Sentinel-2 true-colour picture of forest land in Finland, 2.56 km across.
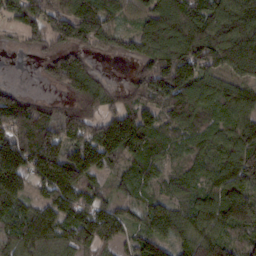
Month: February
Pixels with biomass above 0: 87%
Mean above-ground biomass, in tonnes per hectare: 104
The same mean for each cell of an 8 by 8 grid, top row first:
100 105 175 95 79 164 152 144
12 55 92 72 106 163 146 167
3 35 100 11 94 164 96 82
147 59 91 81 119 112 75 104
156 135 125 185 146 65 77 120
160 159 148 48 77 50 89 133
98 101 138 84 72 81 110 169
87 106 92 67 86 82 123 67
